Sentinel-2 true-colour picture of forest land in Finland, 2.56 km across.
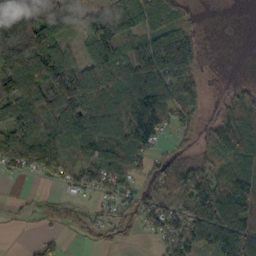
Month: October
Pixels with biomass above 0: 73%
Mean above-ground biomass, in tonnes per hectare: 88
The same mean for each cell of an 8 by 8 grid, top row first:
220 179 70 88 104 82 0 0
175 145 40 112 65 149 4 0
112 152 138 120 162 103 15 10
122 99 138 142 181 100 22 129
172 131 105 124 97 26 51 125
29 52 77 86 49 97 88 113
14 34 36 45 70 81 153 139
0 28 16 33 18 96 103 146
